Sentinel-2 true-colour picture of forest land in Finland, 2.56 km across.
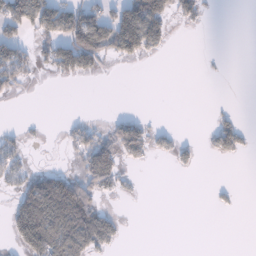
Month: January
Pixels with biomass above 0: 29%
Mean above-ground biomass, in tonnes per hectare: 38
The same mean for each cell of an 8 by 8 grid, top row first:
94 106 104 74 125 42 9 0
73 52 147 82 81 1 0 0
58 7 26 1 0 0 2 0
0 0 0 5 6 0 3 7
26 2 55 86 78 30 23 42
39 64 53 83 2 4 0 0
70 163 135 11 0 0 3 3
54 143 129 51 0 0 0 0
